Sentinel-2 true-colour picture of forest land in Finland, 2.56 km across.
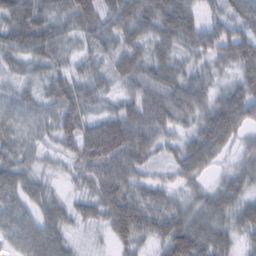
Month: February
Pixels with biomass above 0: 95%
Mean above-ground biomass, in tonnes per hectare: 56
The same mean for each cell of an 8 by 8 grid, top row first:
63 56 72 63 63 77 32 53
61 66 33 52 51 48 54 79
28 56 52 41 69 65 46 50
33 37 78 46 84 78 61 89
44 22 106 157 74 38 74 33
63 24 43 88 39 35 25 44
55 48 33 86 72 50 54 52
45 71 12 40 38 89 75 33
